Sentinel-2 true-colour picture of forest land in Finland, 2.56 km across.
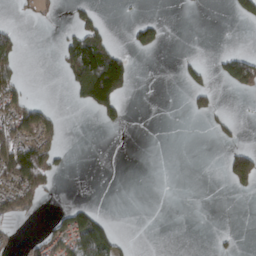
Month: March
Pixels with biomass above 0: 21%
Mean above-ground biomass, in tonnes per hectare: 29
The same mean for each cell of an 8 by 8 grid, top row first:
5 11 33 1 7 0 0 33
46 0 129 50 36 0 0 7
48 0 151 219 0 7 28 100
76 28 10 60 0 0 33 1
83 50 0 0 0 0 3 22
87 50 0 0 0 0 0 115
50 5 38 0 0 0 0 0
8 55 98 73 0 0 1 5
